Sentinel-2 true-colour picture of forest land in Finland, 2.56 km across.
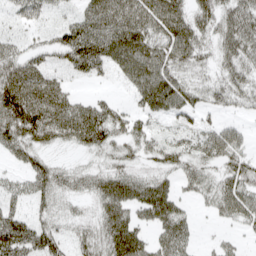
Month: April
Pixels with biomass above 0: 79%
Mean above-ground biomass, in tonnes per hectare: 54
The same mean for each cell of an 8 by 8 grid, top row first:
26 24 43 82 76 72 56 68
36 34 100 88 88 77 33 73
87 54 22 19 85 60 30 53
107 93 71 48 43 54 28 19
73 46 53 52 44 42 56 45
26 65 32 59 39 37 34 65
45 38 16 74 68 55 18 65
131 76 38 82 51 78 7 17
